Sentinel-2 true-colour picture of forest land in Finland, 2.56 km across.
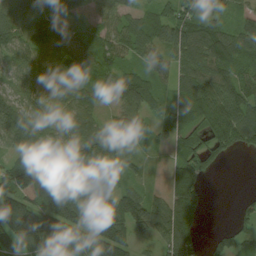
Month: August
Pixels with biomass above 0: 85%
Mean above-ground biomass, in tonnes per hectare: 74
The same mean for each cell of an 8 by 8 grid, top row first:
60 78 41 66 53 84 75 45
58 81 85 81 67 100 105 86
44 45 44 63 76 58 99 79
63 35 57 40 71 65 101 95
74 44 77 84 33 45 55 59
129 116 107 35 25 64 28 0
115 134 144 129 98 109 20 27
109 125 123 158 35 126 29 59
